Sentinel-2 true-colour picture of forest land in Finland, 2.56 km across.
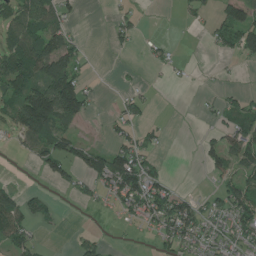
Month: July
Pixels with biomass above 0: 46%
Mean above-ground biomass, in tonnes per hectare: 42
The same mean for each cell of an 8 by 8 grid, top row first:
69 81 14 17 9 5 19 83
75 93 28 14 10 9 9 67
104 131 65 2 5 9 3 4
74 158 73 12 25 0 14 53
21 78 47 39 36 0 31 74
3 31 38 118 98 5 25 59
63 29 11 19 71 82 38 78
62 4 20 4 4 61 58 58
